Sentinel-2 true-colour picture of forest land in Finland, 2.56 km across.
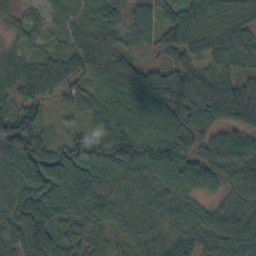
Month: October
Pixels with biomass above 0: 97%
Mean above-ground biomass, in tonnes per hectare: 72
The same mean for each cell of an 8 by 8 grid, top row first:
33 40 56 76 67 69 77 60
38 46 93 98 35 81 65 69
77 94 69 102 80 99 100 78
82 33 41 83 85 85 125 111
126 58 99 136 116 98 70 86
68 79 77 71 58 70 63 69
81 67 50 48 48 50 38 63
73 73 49 36 43 53 58 87
